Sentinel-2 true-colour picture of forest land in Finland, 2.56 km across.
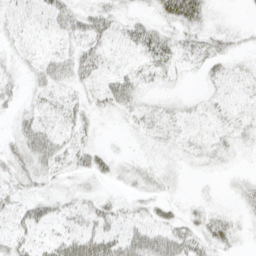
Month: April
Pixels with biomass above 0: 60%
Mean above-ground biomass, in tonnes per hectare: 17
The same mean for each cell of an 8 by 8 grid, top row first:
22 34 28 25 10 36 14 1
10 10 25 17 26 22 19 7
14 34 21 29 13 8 10 13
14 14 19 15 12 8 6 11
22 44 19 2 4 9 11 9
20 21 15 13 13 6 3 5
21 20 18 18 11 9 10 7
17 12 31 30 31 38 24 8
